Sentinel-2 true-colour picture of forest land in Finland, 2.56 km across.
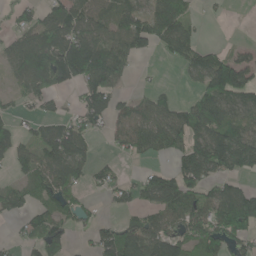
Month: June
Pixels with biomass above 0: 63%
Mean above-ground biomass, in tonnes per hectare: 76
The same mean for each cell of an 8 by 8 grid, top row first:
41 73 97 69 89 117 8 0
83 159 148 107 53 87 35 25
50 123 91 93 3 6 103 115
31 33 69 72 78 86 134 61
80 104 85 27 93 89 172 124
35 96 54 43 42 94 83 58
61 69 68 26 53 99 97 157
24 94 11 111 117 92 93 75
